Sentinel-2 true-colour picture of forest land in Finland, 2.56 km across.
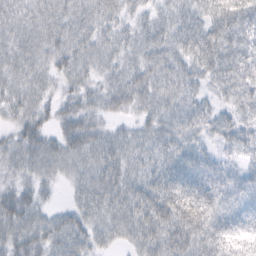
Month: February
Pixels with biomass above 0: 93%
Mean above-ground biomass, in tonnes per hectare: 46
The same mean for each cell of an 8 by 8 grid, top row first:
39 46 45 40 29 43 57 60
40 42 42 39 48 48 63 48
38 31 38 38 53 50 38 48
34 30 47 35 35 51 35 34
36 40 57 47 39 51 25 38
26 31 41 61 54 68 47 34
59 23 41 54 67 83 72 37
47 51 51 32 60 69 71 43
